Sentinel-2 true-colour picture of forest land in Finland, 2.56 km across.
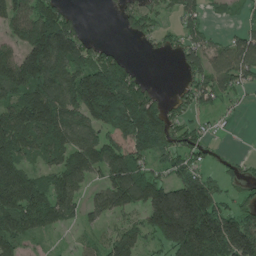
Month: June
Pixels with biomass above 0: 74%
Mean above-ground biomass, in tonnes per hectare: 118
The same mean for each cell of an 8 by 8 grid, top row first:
122 158 26 9 109 44 51 31
95 248 127 40 17 52 89 121
178 196 152 250 56 8 115 87
151 205 148 280 249 62 46 15
153 138 130 116 171 98 57 1
155 94 111 125 120 96 81 45
178 145 75 102 140 318 217 93
125 26 31 87 89 228 243 245
